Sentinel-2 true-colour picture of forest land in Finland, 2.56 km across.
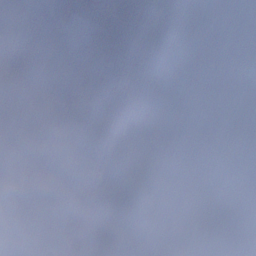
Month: December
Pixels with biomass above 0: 85%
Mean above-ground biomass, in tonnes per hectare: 99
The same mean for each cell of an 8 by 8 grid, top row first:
92 90 81 113 91 180 104 91
105 69 73 111 107 119 59 164
105 80 122 80 75 99 98 77
97 128 109 80 98 86 74 82
56 25 74 96 78 75 51 75
50 78 46 98 63 44 112 105
70 67 145 143 59 135 89 183
31 101 125 157 184 151 141 262
